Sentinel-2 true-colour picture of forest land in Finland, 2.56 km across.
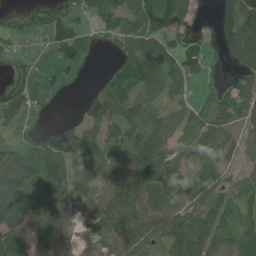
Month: July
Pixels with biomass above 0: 75%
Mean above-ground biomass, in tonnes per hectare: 77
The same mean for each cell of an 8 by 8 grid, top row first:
25 72 50 82 103 106 14 150
22 30 64 40 93 79 43 147
37 32 20 82 90 78 26 66
62 15 42 118 56 63 70 75
37 83 125 84 91 57 81 59
136 109 92 96 135 55 62 25
122 120 80 123 113 95 82 50
112 96 57 91 96 130 116 73
